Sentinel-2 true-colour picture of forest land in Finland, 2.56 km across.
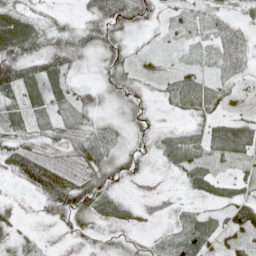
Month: May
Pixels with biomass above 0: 81%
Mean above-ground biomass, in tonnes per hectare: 36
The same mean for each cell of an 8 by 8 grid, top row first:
62 16 20 86 40 20 31 20
77 52 51 54 10 14 20 22
61 57 14 50 22 29 30 22
49 35 31 15 33 16 40 18
49 31 41 25 24 53 45 60
52 111 53 50 13 15 43 23
16 57 89 48 6 9 18 73
32 5 18 23 9 30 51 43
